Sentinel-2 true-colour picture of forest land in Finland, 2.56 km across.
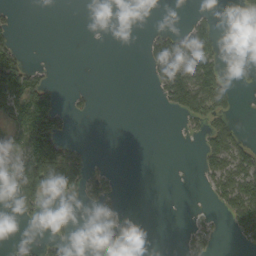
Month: September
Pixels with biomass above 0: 28%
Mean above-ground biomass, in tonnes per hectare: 36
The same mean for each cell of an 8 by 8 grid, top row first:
9 0 0 0 0 0 22 10
45 0 0 1 25 105 95 20
127 28 0 0 5 127 117 21
85 105 12 0 0 38 99 10
77 141 17 0 0 0 59 49
126 169 91 24 0 0 40 95
24 26 11 21 0 0 8 108
11 35 3 29 0 3 34 18
